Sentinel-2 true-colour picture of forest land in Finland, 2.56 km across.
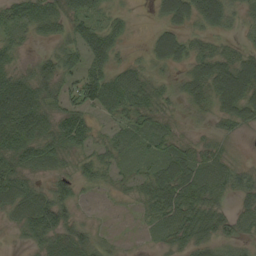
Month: September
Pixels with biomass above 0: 81%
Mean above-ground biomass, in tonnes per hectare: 40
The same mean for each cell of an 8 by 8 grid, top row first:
51 61 53 26 1 53 55 20
30 13 50 51 10 60 24 20
68 56 51 59 43 20 58 71
117 55 54 45 43 12 18 51
84 53 46 32 22 27 22 4
55 32 33 23 32 82 64 32
45 65 17 4 23 79 58 24
10 47 44 11 5 36 38 27
